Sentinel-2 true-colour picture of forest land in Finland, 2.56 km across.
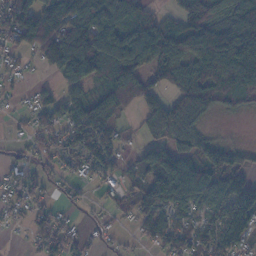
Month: November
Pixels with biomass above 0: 73%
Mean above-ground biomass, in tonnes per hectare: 82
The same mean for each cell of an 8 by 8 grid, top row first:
105 130 130 95 81 66 136 172
73 125 136 147 132 132 167 184
22 14 74 109 99 123 97 118
19 67 84 86 73 107 52 31
20 69 97 69 58 69 68 21
42 53 41 52 68 158 98 97
51 43 21 34 93 88 61 152
2 70 37 19 39 82 73 109
